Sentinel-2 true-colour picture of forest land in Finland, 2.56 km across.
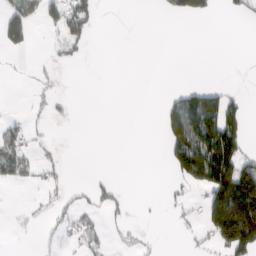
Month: March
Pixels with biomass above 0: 24%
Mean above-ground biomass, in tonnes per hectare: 37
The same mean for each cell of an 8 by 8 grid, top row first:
59 50 80 0 0 13 28 19
27 6 23 0 0 0 0 0
1 7 0 0 0 0 1 0
3 12 0 0 0 95 178 59
73 9 0 0 0 99 194 89
41 19 0 9 0 37 154 196
3 11 30 31 1 10 128 307
2 3 33 10 6 1 31 211
